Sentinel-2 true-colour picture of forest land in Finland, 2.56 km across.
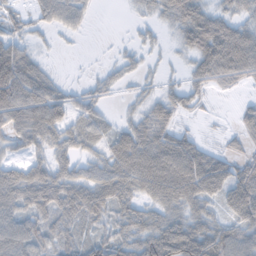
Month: November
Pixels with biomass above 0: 76%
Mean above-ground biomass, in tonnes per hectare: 53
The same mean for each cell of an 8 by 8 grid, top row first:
31 45 42 0 17 64 71 46
63 8 2 3 17 17 101 116
126 54 6 23 17 11 59 46
82 94 42 12 36 50 8 25
36 52 47 53 78 83 21 22
66 71 48 78 96 111 105 73
60 69 82 66 46 62 41 80
71 53 47 60 79 76 77 81
